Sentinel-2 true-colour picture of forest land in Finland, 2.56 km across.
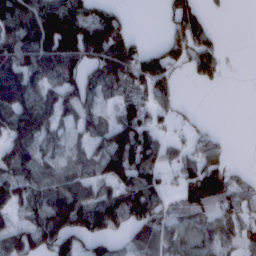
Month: February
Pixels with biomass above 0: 70%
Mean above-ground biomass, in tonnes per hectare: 99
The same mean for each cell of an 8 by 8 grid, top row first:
179 181 151 83 0 97 41 0
156 167 185 172 52 98 116 1
184 97 96 125 147 65 56 0
158 126 80 49 101 52 2 0
120 81 56 179 193 59 92 0
92 80 82 147 142 68 156 36
82 143 165 141 119 77 106 93
107 145 114 87 110 83 78 82
